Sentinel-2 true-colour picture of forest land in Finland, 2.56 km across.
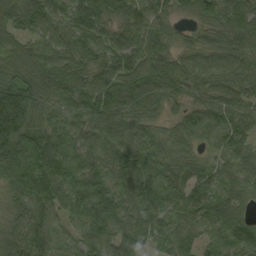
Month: September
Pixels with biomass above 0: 97%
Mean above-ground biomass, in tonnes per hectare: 98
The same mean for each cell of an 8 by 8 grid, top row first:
97 113 111 93 91 49 77 121
58 86 99 89 112 57 90 104
100 107 107 114 145 120 91 95
255 73 99 125 101 44 93 81
187 132 95 103 102 70 41 82
149 147 115 92 110 86 69 75
75 99 90 109 113 86 103 67
91 93 69 93 78 88 56 100
